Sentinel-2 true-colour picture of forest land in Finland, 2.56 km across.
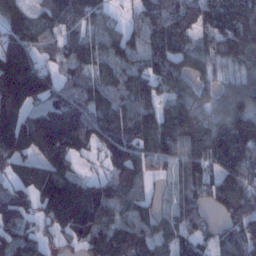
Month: January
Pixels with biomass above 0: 88%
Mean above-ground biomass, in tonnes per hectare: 113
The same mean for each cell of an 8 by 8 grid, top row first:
148 111 118 43 85 105 106 126
195 78 108 92 81 102 80 120
262 111 80 81 106 100 47 79
176 159 132 131 121 79 72 132
185 201 140 131 108 107 107 133
82 161 89 85 70 59 98 122
139 155 258 122 72 70 61 116
131 55 109 157 100 110 52 107
